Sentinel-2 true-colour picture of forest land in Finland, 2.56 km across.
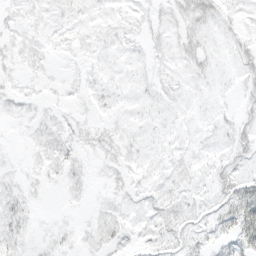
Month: March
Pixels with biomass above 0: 75%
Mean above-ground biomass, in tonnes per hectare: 7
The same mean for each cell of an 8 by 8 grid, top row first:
5 6 6 5 5 9 15 6
7 5 5 5 5 9 9 10
5 4 4 4 5 5 6 7
4 4 3 4 5 5 4 7
1 9 8 9 6 5 5 13
4 6 6 5 6 7 8 17
9 1 2 7 6 10 9 33
10 4 5 11 7 12 9 23
